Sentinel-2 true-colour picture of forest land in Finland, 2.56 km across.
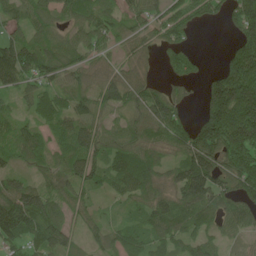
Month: June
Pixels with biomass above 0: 81%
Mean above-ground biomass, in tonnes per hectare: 76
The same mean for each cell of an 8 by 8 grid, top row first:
53 74 75 52 67 63 52 89
112 63 65 40 45 61 0 112
88 61 46 51 35 44 50 202
41 71 81 47 79 61 108 182
78 71 108 67 69 66 149 129
55 51 99 79 111 70 151 112
145 90 51 21 66 102 87 66
83 95 32 54 90 81 63 28
